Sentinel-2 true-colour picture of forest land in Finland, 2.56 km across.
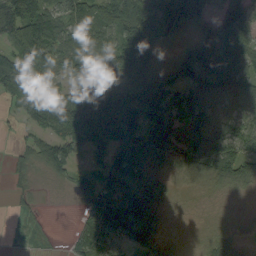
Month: September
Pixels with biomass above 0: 82%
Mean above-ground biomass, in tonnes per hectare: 73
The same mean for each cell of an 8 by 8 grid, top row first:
127 88 93 124 135 117 71 92
92 123 88 75 98 28 88 89
91 75 80 78 104 69 110 80
25 96 132 162 136 86 77 65
14 58 87 131 175 97 85 75
18 19 26 86 93 38 55 72
13 4 12 104 107 15 12 11
6 8 44 77 81 26 36 22
